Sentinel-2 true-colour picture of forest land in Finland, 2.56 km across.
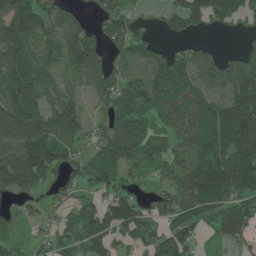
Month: June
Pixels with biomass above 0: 77%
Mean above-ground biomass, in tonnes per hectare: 92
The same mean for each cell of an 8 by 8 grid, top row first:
129 82 44 94 16 65 95 58
102 67 173 76 89 39 46 37
132 56 72 110 97 146 120 138
158 99 56 91 108 114 119 151
123 143 51 139 154 76 113 149
167 69 84 80 37 76 160 146
24 34 79 134 59 126 107 80
40 50 95 78 77 115 19 47
